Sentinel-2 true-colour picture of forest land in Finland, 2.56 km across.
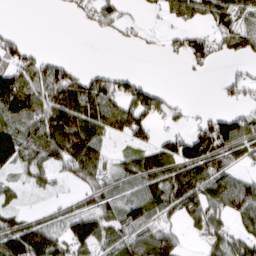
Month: March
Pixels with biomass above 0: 60%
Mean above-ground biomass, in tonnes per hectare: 70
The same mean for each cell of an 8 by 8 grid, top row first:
0 0 24 59 16 62 74 84
55 8 0 4 7 30 61 62
116 117 84 80 28 0 4 40
105 117 132 112 112 34 21 37
132 143 151 27 54 84 144 100
33 36 78 52 111 124 108 58
32 29 68 80 110 90 96 89
152 134 102 93 125 61 61 64
